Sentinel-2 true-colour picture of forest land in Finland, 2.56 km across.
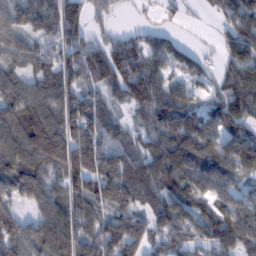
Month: February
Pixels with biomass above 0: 86%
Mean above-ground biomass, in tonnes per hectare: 100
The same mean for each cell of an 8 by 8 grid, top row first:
79 88 82 29 12 22 23 106
83 73 96 90 98 57 9 128
81 98 78 102 123 57 50 97
133 125 137 44 76 116 96 121
135 206 143 83 69 141 139 130
165 97 156 167 97 139 150 87
82 102 94 108 64 145 83 73
139 133 110 135 106 98 101 108
